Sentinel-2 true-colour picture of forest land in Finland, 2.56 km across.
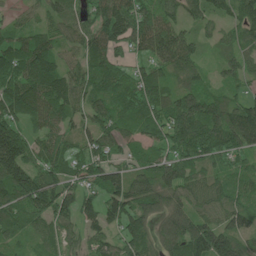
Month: June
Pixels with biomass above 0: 89%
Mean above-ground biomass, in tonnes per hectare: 89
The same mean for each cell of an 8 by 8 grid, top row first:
31 58 68 130 99 71 69 84
96 91 68 79 82 149 30 76
127 130 81 102 89 65 42 54
111 118 65 99 109 127 120 119
157 102 49 87 68 95 123 95
143 93 64 82 89 113 69 70
95 100 78 87 107 81 65 87
54 58 54 73 91 111 135 89
